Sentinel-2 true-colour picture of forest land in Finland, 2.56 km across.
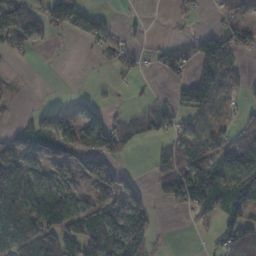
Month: November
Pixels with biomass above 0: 54%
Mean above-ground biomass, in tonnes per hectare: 56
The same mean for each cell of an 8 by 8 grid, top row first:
97 90 108 26 6 26 6 44
56 20 7 43 13 23 91 56
3 0 0 7 9 29 120 37
9 36 20 32 37 54 76 26
78 125 107 122 18 43 74 60
99 44 63 92 7 65 140 116
81 114 63 66 54 18 73 88
64 86 123 94 65 1 10 114
